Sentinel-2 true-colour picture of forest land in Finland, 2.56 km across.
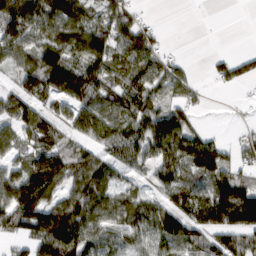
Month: March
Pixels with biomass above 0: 76%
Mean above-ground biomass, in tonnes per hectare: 84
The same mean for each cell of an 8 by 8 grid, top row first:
159 120 86 104 29 0 0 0
101 112 97 92 114 10 1 7
49 147 115 70 88 92 26 57
100 70 95 104 109 93 11 4
64 85 63 82 101 129 106 55
82 166 95 59 37 79 117 72
115 114 107 105 100 100 142 175
51 128 125 79 86 137 70 81
